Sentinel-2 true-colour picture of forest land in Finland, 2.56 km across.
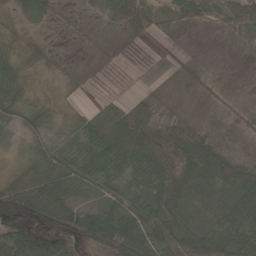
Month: May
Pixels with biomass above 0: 81%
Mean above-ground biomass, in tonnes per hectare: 41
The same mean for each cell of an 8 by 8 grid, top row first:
20 38 20 57 61 38 36 60
10 14 8 7 1 2 2 7
28 6 6 0 1 12 18 3
26 15 13 38 36 14 8 19
14 25 27 57 66 73 55 7
27 60 42 37 49 87 76 76
144 137 42 42 62 66 35 77
88 95 96 90 66 66 75 59
